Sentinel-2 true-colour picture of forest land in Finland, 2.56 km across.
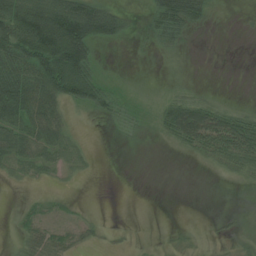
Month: July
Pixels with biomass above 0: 49%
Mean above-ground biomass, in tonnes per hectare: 35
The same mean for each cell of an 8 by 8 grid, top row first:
107 120 121 61 11 100 29 2
109 153 138 9 5 20 0 0
118 105 117 13 5 5 1 0
83 62 16 31 13 75 72 27
63 60 24 2 4 28 70 82
13 12 15 0 0 0 2 24
5 20 6 0 0 0 0 1
13 44 19 3 1 5 2 6
